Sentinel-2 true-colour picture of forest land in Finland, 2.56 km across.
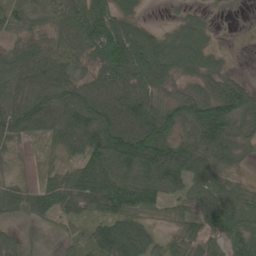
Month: May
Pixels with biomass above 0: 84%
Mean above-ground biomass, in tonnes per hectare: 67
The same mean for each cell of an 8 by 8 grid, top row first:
59 60 97 82 18 16 15 0
42 63 79 132 97 82 48 0
87 111 69 95 82 41 55 23
100 115 99 104 95 76 98 76
33 34 87 130 138 83 97 52
17 30 73 108 108 89 71 21
43 51 58 104 76 35 61 56
30 5 31 121 86 46 52 71
